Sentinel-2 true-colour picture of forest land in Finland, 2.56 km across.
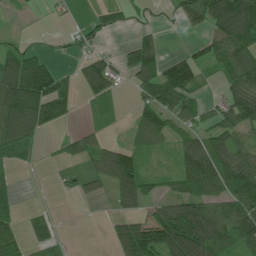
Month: July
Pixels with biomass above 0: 60%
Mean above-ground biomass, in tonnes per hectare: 64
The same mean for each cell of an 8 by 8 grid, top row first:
7 4 4 45 4 24 95 145
32 8 31 6 85 2 56 107
133 101 58 66 85 104 19 108
141 103 13 18 58 82 36 110
90 6 36 33 55 57 105 67
14 0 23 106 71 63 154 131
29 7 1 18 39 116 123 105
68 35 0 38 84 158 209 148
